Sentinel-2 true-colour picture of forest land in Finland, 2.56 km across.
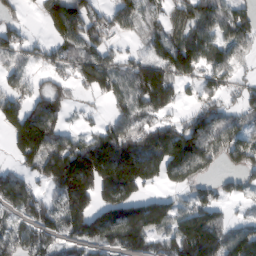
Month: February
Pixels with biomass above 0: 74%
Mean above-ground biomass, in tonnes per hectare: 105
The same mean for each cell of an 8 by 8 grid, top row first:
40 88 156 89 81 65 120 113
68 51 97 59 50 144 122 69
65 47 80 115 165 111 69 48
118 112 19 56 97 49 111 73
110 163 118 229 181 182 118 112
67 118 248 238 168 97 56 66
68 81 137 176 143 80 101 14
91 73 99 108 121 122 169 127
